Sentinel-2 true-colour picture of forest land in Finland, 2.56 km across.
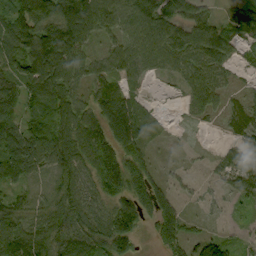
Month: September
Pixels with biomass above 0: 88%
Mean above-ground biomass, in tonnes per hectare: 73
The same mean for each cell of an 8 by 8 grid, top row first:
98 122 149 96 111 73 53 76
94 139 84 49 86 75 94 40
91 93 67 69 29 30 75 14
69 74 73 114 45 17 45 47
105 108 90 125 67 6 4 57
64 51 72 156 102 22 14 62
75 61 77 91 110 75 17 18
105 94 90 125 24 107 56 24
